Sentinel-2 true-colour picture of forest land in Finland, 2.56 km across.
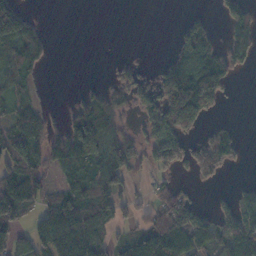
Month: November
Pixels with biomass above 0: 55%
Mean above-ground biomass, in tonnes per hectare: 79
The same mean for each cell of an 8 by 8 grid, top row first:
186 2 0 0 0 4 26 72
96 35 0 0 0 65 99 73
60 6 4 38 68 223 210 9
63 32 69 80 102 251 98 0
101 93 174 105 86 116 100 38
121 64 92 119 22 33 66 3
129 88 112 82 47 179 29 93
86 128 168 50 105 148 102 184
